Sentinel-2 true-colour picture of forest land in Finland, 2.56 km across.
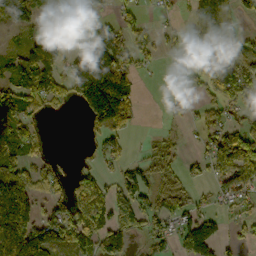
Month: October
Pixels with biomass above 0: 57%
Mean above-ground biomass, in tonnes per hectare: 81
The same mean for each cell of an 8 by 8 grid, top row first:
116 41 93 36 34 19 132 36
28 183 45 124 66 37 137 75
91 131 159 182 12 29 117 129
142 31 37 172 6 16 57 53
163 21 19 30 10 27 60 160
141 67 71 34 63 50 51 128
182 58 142 124 79 82 37 35
178 147 104 98 40 54 108 33
